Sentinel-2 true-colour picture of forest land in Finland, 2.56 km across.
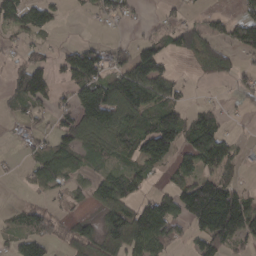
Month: March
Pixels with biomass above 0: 58%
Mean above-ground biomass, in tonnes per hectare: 69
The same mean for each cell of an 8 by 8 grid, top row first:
88 59 8 54 8 26 31 50
24 28 66 42 71 88 94 69
60 82 105 103 136 43 30 40
35 39 112 170 99 84 44 11
13 44 80 83 115 93 140 24
6 76 43 62 51 47 73 25
17 33 16 94 104 117 298 176
37 48 86 95 118 54 105 80
